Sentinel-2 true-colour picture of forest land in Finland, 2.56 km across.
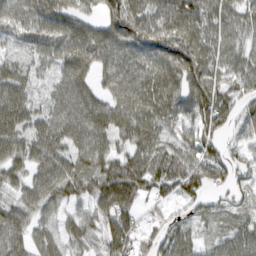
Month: March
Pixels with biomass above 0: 89%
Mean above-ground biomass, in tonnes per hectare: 68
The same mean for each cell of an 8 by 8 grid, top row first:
68 78 59 82 76 100 94 72
25 64 88 80 90 95 79 61
70 29 78 65 78 72 93 68
85 55 89 77 71 64 108 54
74 81 68 56 75 59 70 30
54 79 81 97 93 91 81 39
66 60 40 96 38 31 30 26
69 60 68 87 56 65 26 63
